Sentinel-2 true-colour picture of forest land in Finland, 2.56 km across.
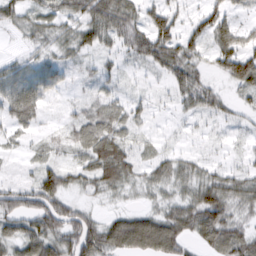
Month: February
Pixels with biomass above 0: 79%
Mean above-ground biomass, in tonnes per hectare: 43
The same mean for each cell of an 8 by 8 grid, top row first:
44 48 59 94 49 42 56 23
7 29 38 33 69 71 39 69
58 49 11 24 8 49 25 69
66 14 27 48 19 14 39 20
15 20 53 80 11 8 9 11
8 65 34 66 25 43 35 36
78 85 39 9 16 45 86 37
60 81 95 55 49 51 54 59
